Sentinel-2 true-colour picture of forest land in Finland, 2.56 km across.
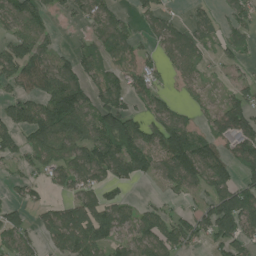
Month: July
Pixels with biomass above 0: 68%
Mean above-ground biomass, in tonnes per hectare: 78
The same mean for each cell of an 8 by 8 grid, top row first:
105 47 48 64 50 25 33 72
105 59 37 69 37 87 29 49
105 115 93 74 71 34 23 37
94 136 113 149 64 51 47 110
83 115 92 138 114 151 86 110
35 48 87 80 57 108 120 72
57 41 89 83 47 28 97 162
88 45 112 71 102 97 65 94
